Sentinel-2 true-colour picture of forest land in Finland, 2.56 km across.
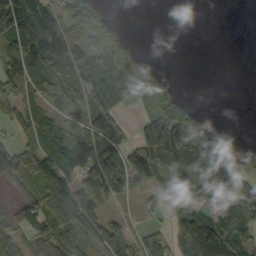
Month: September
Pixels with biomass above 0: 64%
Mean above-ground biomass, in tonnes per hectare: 74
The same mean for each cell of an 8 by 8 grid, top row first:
208 114 72 30 0 0 0 0
145 197 80 98 4 0 0 0
138 65 67 117 47 9 0 0
83 52 51 115 18 68 6 0
65 61 114 122 65 140 177 17
95 104 93 170 69 107 169 98
59 100 135 30 27 34 76 90
48 79 75 87 58 121 154 82
